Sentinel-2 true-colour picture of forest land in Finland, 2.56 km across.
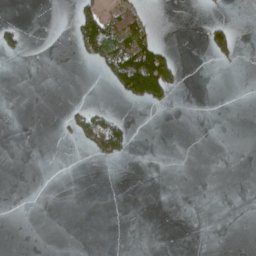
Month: April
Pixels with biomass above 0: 10%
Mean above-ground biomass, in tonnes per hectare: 12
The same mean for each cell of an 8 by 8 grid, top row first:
1 0 48 52 31 0 4 0
28 0 36 66 89 7 42 16
0 0 0 39 143 31 0 0
0 0 25 19 5 1 0 0
0 0 14 67 0 0 0 0
0 0 0 0 0 0 0 0
0 0 0 0 0 0 0 0
0 0 0 0 0 0 0 0
